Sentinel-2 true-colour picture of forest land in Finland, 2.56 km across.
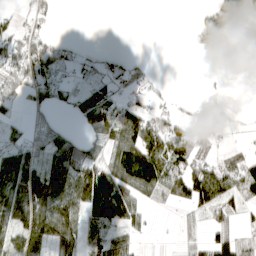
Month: April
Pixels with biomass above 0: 54%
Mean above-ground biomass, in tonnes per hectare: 48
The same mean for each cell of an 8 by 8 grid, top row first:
19 19 0 0 0 0 57 94
59 52 11 2 0 0 43 46
54 64 18 38 22 0 1 1
18 23 47 69 52 20 42 5
59 62 48 57 106 71 21 12
133 90 94 104 92 85 102 79
112 113 77 147 33 29 72 35
70 90 61 62 13 10 44 40
